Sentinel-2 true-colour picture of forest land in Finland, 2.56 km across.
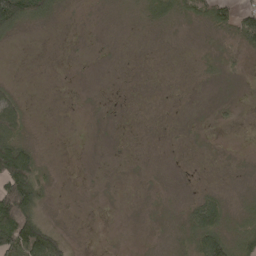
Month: April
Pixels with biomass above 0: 41%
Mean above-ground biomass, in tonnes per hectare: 21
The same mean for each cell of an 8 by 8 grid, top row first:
117 40 2 5 28 39 56 57
1 0 1 1 1 1 7 27
3 0 0 0 0 0 7 5
46 0 1 2 0 0 3 3
84 0 0 1 0 1 3 0
140 15 1 1 2 1 0 4
172 15 1 1 3 8 69 18
85 94 1 1 2 21 85 50
